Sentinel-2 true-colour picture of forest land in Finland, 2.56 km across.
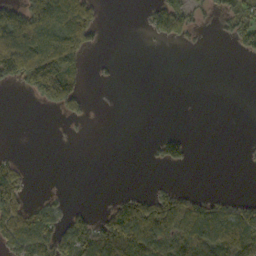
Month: October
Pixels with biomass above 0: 36%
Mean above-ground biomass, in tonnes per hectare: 49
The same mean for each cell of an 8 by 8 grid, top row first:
127 150 144 0 19 100 18 79
165 154 96 0 0 7 2 40
82 172 35 6 0 0 0 0
0 14 35 0 0 0 0 0
0 0 2 0 4 65 0 1
72 0 0 0 0 2 0 0
118 54 19 64 116 88 67 49
100 108 118 178 179 90 89 94
